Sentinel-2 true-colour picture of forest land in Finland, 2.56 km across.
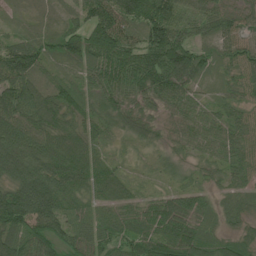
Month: June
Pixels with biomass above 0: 95%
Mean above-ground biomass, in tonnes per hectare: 71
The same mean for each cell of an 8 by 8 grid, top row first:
17 25 48 96 115 82 75 53
90 61 88 134 120 144 50 75
104 37 43 93 110 100 31 54
108 90 54 68 49 47 37 46
115 87 83 22 36 32 57 64
96 115 94 71 10 32 28 48
140 118 54 66 59 97 41 49
89 71 64 63 84 107 52 40
